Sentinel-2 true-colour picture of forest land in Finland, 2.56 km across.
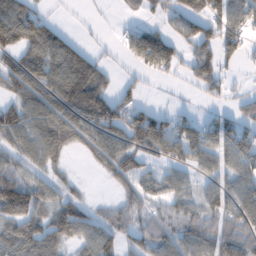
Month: February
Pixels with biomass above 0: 70%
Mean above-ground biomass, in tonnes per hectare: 71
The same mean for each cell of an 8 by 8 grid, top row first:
148 31 3 4 23 61 108 83
98 124 58 9 130 61 79 58
87 117 160 32 21 15 90 7
84 113 125 98 69 32 33 54
75 111 61 94 90 87 98 90
80 42 8 50 45 47 53 81
121 71 64 39 50 60 71 95
92 76 62 61 64 71 98 104
